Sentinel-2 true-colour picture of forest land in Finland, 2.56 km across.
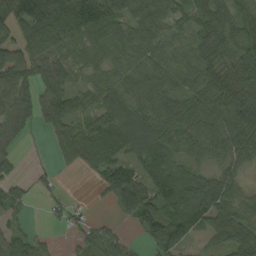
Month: September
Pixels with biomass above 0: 82%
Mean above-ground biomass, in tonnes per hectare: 67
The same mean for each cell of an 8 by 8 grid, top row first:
88 116 137 107 83 63 82 70
78 82 64 68 70 50 82 96
83 62 26 49 78 64 78 99
78 78 49 83 81 85 87 95
19 15 94 101 96 65 77 86
32 19 11 84 68 78 51 36
52 24 15 38 100 82 97 67
57 17 32 65 27 59 35 91
